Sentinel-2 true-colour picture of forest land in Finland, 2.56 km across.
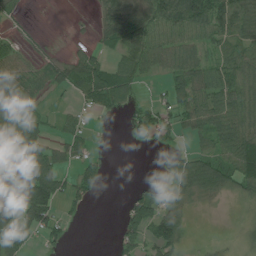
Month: July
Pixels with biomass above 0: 61%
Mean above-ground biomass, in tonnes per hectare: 41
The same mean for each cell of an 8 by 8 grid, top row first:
14 0 2 70 62 86 79 57
24 6 15 38 67 60 38 53
46 30 75 74 23 47 73 68
61 15 22 19 33 43 64 68
67 44 44 3 15 11 31 85
46 94 47 2 1 42 77 69
51 75 16 0 62 41 5 15
87 28 0 9 53 61 11 22
